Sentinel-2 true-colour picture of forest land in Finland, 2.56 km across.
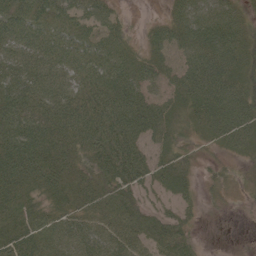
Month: June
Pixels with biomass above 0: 89%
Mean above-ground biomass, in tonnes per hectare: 61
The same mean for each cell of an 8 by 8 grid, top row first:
84 77 65 41 4 55 74 51
63 71 59 64 35 66 97 72
72 63 57 76 65 63 100 69
83 63 75 81 85 45 81 90
97 73 65 94 58 41 23 57
102 77 56 75 64 56 16 14
80 57 62 72 50 32 13 6
87 76 73 71 60 68 1 3
